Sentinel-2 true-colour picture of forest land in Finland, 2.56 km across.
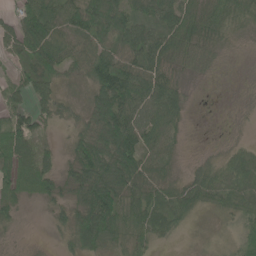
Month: June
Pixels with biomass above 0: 84%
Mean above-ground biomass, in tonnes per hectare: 59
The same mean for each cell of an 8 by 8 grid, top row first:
50 87 85 98 57 74 77 66
46 122 64 60 82 76 59 11
36 67 35 114 85 51 13 5
65 41 26 122 71 61 2 6
116 17 61 120 69 33 5 22
92 72 76 122 80 33 55 70
42 20 74 112 79 64 39 80
7 3 79 79 54 16 9 84
